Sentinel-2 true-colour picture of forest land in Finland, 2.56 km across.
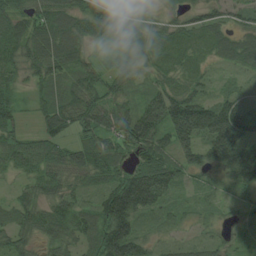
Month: August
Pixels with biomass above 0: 91%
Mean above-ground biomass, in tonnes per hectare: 60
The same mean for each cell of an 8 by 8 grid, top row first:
71 73 74 77 28 28 47 39
65 90 59 48 58 46 43 69
42 63 54 53 28 37 28 26
50 64 62 55 96 130 118 97
57 63 45 48 69 77 92 106
31 61 45 66 116 71 32 80
46 57 50 114 92 32 26 29
45 42 49 129 60 22 31 25
